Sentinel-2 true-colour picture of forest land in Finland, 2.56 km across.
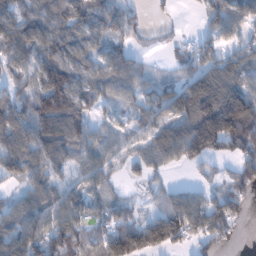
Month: January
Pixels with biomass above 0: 80%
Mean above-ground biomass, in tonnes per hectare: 96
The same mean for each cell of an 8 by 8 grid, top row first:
106 108 104 92 28 12 58 85
127 121 89 71 25 30 69 68
81 163 95 94 63 54 128 106
105 202 114 36 86 116 212 232
120 148 113 71 73 127 197 158
83 85 48 48 42 9 31 102
84 105 93 63 28 123 129 79
134 127 106 146 176 112 104 20
